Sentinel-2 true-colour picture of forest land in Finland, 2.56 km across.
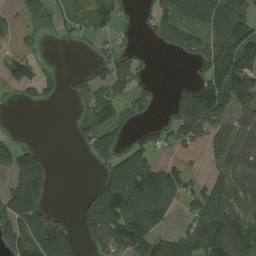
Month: August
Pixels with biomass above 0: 58%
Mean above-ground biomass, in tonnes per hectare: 83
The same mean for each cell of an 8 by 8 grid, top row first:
26 68 70 87 28 95 100 106
32 7 16 42 11 65 99 201
92 54 35 69 28 10 108 190
13 2 42 92 38 58 151 115
63 6 30 104 56 51 72 138
108 82 0 92 146 95 61 101
174 82 40 168 172 57 123 97
133 217 62 141 144 65 136 160
